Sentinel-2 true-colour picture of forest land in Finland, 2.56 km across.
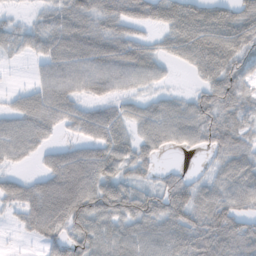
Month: November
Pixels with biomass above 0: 82%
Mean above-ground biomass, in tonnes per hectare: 65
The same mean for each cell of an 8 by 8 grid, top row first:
13 43 81 63 51 74 77 69
34 70 95 80 52 52 80 66
2 64 70 68 52 6 48 75
53 83 59 52 59 71 72 64
76 36 45 85 58 43 57 70
31 59 97 73 37 42 35 83
43 102 104 94 87 103 86 66
4 53 80 79 83 87 114 127
